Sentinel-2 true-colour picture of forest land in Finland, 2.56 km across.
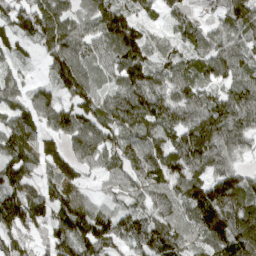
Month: April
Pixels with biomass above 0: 93%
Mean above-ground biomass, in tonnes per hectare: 100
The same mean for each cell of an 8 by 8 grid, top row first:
103 121 77 142 44 78 50 117
55 81 82 101 93 51 90 72
51 50 137 54 119 96 76 98
85 109 118 122 153 96 133 139
152 67 139 102 119 110 146 70
118 61 53 59 107 109 107 80
151 105 113 67 78 87 173 132
90 95 137 114 107 102 115 151
